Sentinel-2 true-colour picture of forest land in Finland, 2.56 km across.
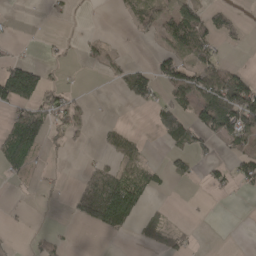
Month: April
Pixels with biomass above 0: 34%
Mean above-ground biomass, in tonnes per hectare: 35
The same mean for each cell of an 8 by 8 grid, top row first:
2 4 2 3 41 62 39 11
6 6 13 12 1 49 56 6
153 27 3 16 60 92 85 68
51 62 35 1 6 89 100 153
97 24 8 33 14 52 46 52
18 7 22 69 49 38 21 45
2 2 73 166 36 1 1 0
2 21 1 6 22 28 0 0
